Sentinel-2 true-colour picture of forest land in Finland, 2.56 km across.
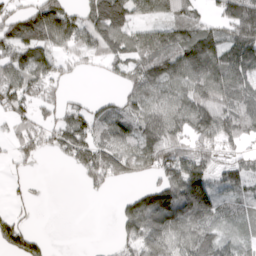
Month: April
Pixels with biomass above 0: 70%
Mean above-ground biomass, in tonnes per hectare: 86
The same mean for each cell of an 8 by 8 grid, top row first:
70 145 76 159 53 65 39 209
112 95 70 106 125 130 148 154
106 87 8 26 105 100 145 130
71 37 67 69 110 124 140 126
49 46 118 114 105 106 92 53
17 2 41 98 53 135 114 89
17 1 0 11 147 175 152 52
83 20 0 19 141 117 98 48
